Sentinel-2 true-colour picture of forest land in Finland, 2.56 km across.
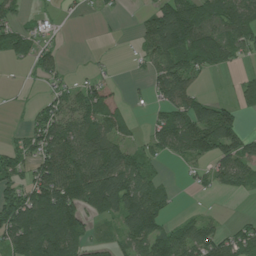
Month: July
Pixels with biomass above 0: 64%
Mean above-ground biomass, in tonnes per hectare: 64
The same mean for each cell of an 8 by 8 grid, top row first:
33 15 8 9 29 150 87 92
67 28 1 2 47 142 135 62
1 31 23 35 20 116 14 23
4 66 81 92 7 83 79 57
31 95 108 90 29 76 122 79
61 108 130 134 64 4 36 61
114 124 98 89 124 17 4 1
118 146 78 22 93 84 79 65
